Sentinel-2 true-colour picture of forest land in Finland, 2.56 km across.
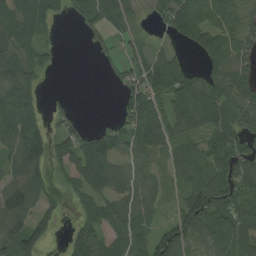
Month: August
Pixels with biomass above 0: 74%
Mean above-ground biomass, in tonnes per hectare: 66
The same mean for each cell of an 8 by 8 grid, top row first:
83 65 34 80 16 97 89 75
72 28 3 25 41 23 88 72
80 9 0 16 92 125 73 72
105 26 6 6 180 104 108 69
84 82 66 69 94 65 57 79
70 47 62 89 56 51 95 99
100 36 37 75 63 51 128 97
94 36 66 65 58 96 54 65
